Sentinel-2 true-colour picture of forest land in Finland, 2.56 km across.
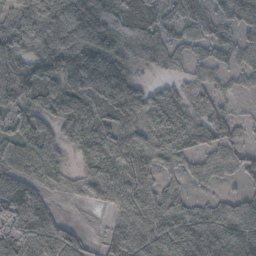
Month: October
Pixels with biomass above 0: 84%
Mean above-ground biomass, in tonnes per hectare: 74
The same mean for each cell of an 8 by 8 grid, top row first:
87 120 123 119 113 79 81 90
98 122 119 91 98 63 76 61
109 84 91 111 24 33 40 31
59 90 107 93 75 82 73 13
77 106 88 118 72 77 75 46
57 71 55 89 33 35 30 43
113 21 13 38 83 74 66 84
131 61 17 15 55 89 53 92
